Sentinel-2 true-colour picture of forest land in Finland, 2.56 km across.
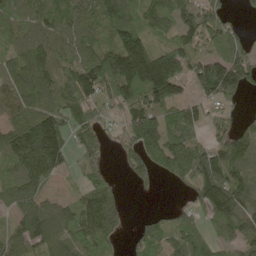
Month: May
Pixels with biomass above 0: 81%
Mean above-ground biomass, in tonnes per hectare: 103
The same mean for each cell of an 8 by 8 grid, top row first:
95 99 102 122 92 87 120 24
73 117 97 125 166 116 70 101
104 116 150 155 238 164 172 150
83 128 89 39 138 92 47 23
149 248 54 17 171 159 90 138
100 102 32 28 63 99 163 133
70 94 105 82 5 30 125 147
89 132 115 68 75 68 62 92
